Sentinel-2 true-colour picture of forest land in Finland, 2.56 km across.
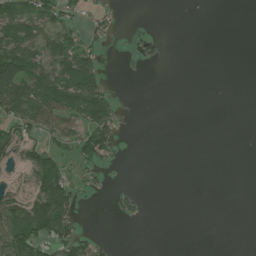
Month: July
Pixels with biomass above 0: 31%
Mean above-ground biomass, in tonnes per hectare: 25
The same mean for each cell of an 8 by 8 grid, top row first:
53 54 17 15 0 0 0 0
63 51 47 6 18 0 0 0
96 68 92 7 2 0 0 0
56 124 88 49 0 0 0 0
44 39 68 46 0 0 0 0
4 94 21 3 0 0 0 0
53 110 19 4 9 0 0 0
76 55 45 5 0 0 0 0
